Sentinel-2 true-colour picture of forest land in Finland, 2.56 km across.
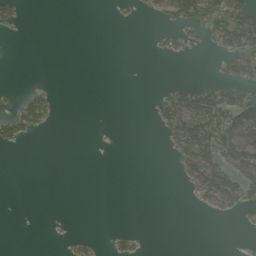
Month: August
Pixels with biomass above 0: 21%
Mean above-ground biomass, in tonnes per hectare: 18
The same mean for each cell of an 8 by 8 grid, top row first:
22 0 0 4 7 61 70 85
0 0 0 0 1 22 12 60
0 1 0 0 0 4 9 30
33 39 0 0 2 80 91 78
28 0 0 1 0 48 78 84
0 0 0 0 0 9 74 55
0 0 0 0 0 0 18 39
0 1 13 13 6 0 0 1
